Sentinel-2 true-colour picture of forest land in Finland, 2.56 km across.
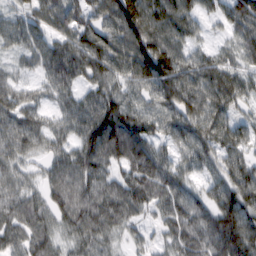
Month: February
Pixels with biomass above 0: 92%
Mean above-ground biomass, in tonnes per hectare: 72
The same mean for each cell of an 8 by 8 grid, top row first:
46 66 68 87 138 96 34 71
39 69 96 91 123 84 30 45
37 56 63 71 91 118 87 61
77 42 75 103 69 83 83 37
67 54 71 104 90 51 76 68
55 46 79 54 100 64 42 78
77 67 92 94 60 76 72 99
64 70 61 44 26 72 100 118
